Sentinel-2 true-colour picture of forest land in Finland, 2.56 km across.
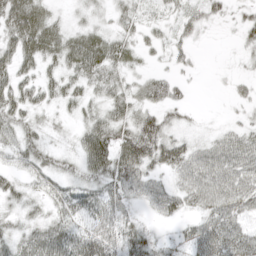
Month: April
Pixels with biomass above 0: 78%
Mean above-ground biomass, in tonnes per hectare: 38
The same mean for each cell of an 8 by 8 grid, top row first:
66 38 16 26 23 28 28 18
54 54 62 50 23 25 3 14
46 32 42 43 29 26 1 12
45 20 25 42 39 26 2 9
41 24 31 67 66 36 29 48
30 42 33 58 45 35 64 62
23 29 55 54 23 35 52 55
37 68 64 56 44 22 68 60
